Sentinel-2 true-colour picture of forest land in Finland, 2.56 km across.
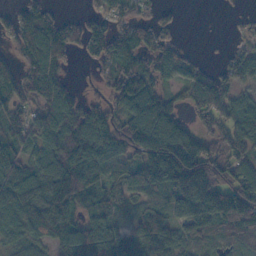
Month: October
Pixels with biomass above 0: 80%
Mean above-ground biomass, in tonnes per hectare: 87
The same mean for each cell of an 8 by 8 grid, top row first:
57 57 30 57 36 23 0 6
55 158 57 107 101 46 1 35
88 114 3 89 109 46 59 58
74 87 71 63 152 66 101 96
68 101 121 97 151 154 77 73
101 124 174 67 105 166 157 97
129 156 84 53 44 88 192 174
53 65 162 151 105 81 50 40
